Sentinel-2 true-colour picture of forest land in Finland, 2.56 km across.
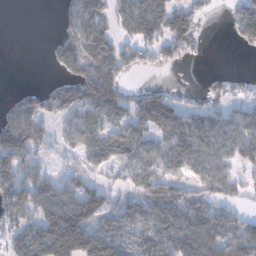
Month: January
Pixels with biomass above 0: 66%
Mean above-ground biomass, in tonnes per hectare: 71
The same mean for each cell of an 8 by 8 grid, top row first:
0 0 86 62 103 97 21 80
0 23 101 91 83 82 5 26
0 12 120 116 2 1 16 18
75 78 91 92 118 90 60 60
163 42 70 103 60 87 68 83
116 40 60 34 70 61 75 39
117 110 145 65 89 105 80 39
73 183 92 101 72 91 85 108
